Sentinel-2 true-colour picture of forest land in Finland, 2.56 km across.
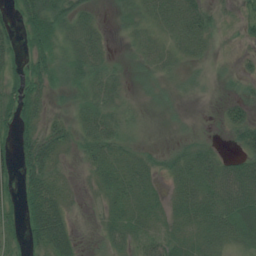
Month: July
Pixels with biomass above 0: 78%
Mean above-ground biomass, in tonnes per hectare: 31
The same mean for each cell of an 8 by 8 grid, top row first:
30 57 38 7 31 48 32 22
33 50 46 13 32 30 16 10
33 42 33 33 17 15 10 19
53 23 28 32 8 8 1 31
48 48 24 34 10 13 17 23
38 40 11 33 30 26 44 80
27 73 10 25 29 26 44 69
23 64 20 30 26 28 27 35
